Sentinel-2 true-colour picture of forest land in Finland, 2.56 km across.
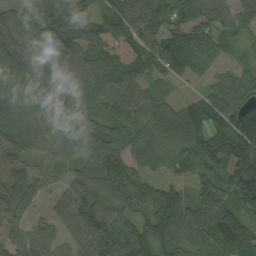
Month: September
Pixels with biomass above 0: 91%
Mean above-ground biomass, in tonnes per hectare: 87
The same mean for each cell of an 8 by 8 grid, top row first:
53 118 74 75 127 68 87 66
104 141 110 56 75 95 64 26
112 145 132 98 77 26 28 57
78 117 95 44 72 86 129 110
77 87 128 83 81 91 116 149
88 21 69 107 54 42 97 128
76 28 122 95 67 112 111 100
51 57 86 134 114 87 67 102
